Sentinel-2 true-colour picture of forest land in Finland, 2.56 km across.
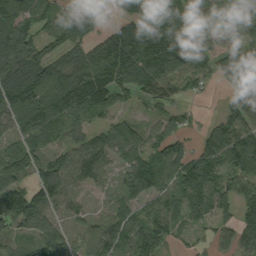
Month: September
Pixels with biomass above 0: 85%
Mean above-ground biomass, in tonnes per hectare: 93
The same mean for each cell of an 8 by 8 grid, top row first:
159 94 95 39 168 137 89 92
139 68 103 155 143 135 90 111
150 121 142 104 118 108 63 134
123 123 99 71 29 48 6 86
73 78 80 99 89 83 76 117
118 102 94 40 128 109 100 81
121 94 33 36 70 59 90 98
56 99 40 73 108 44 36 76
